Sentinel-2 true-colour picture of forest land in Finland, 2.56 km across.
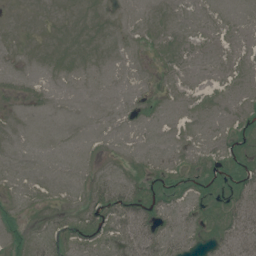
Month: July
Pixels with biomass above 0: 76%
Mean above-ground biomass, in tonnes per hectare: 8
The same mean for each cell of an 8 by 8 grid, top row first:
1 2 5 4 5 4 4 5
3 5 6 5 4 6 5 4
4 4 5 4 3 5 3 6
3 3 2 4 7 5 6 7
4 5 5 3 4 5 5 11
5 4 5 9 11 10 13 19
8 5 10 24 22 14 11 26
11 9 14 13 26 16 10 24
